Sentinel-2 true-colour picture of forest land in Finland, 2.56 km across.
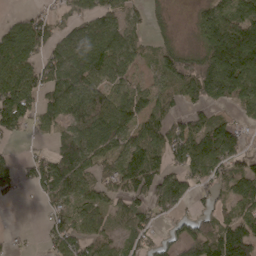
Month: April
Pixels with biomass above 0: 74%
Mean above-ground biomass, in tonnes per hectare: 88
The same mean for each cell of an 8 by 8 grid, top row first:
26 55 72 84 47 9 90 97
127 80 121 131 43 63 128 211
140 107 139 83 42 103 166 170
139 85 125 132 94 53 50 41
12 30 148 105 126 98 132 64
62 132 131 75 155 93 94 94
3 41 61 65 79 67 45 78
18 39 91 64 57 54 102 169
